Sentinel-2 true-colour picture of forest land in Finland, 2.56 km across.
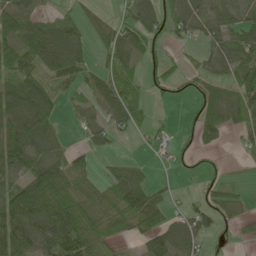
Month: May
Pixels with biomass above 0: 67%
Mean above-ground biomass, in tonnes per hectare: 53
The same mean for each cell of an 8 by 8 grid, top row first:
60 25 30 21 74 60 43 45
60 80 38 71 47 20 47 82
48 51 40 72 34 36 61 66
100 69 23 66 24 3 76 73
114 76 15 21 8 17 37 21
66 119 70 27 26 7 20 6
113 116 99 81 98 20 45 30
106 98 89 45 46 86 33 13
